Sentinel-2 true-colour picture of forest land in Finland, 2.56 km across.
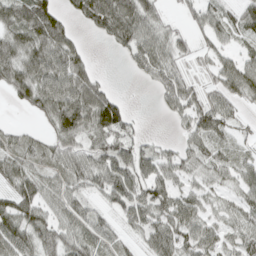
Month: April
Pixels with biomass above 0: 80%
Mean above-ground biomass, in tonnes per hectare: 54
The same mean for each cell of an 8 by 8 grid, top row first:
77 95 53 103 71 13 47 52
76 94 38 22 68 42 31 32
86 90 84 11 18 54 30 76
9 64 101 97 3 39 74 28
41 38 53 67 35 23 49 22
71 43 55 81 66 50 44 48
84 54 41 33 75 78 39 43
80 58 43 28 43 75 60 52
